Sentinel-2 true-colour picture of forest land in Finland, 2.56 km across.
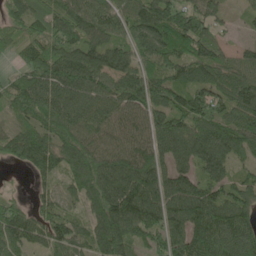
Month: June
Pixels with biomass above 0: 91%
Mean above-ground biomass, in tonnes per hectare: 107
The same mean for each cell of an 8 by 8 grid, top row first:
86 108 119 95 130 135 106 18
57 96 123 88 102 116 93 30
62 136 144 105 104 99 114 111
75 138 105 95 110 134 144 119
107 105 129 83 95 119 147 134
7 77 142 148 156 121 106 54
67 72 56 177 171 135 162 116
96 97 72 160 67 109 142 142
